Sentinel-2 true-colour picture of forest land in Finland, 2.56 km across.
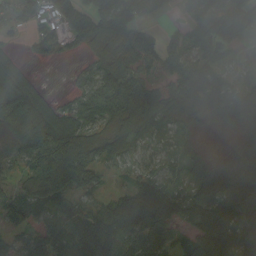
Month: September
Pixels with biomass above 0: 83%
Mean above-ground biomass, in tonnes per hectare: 83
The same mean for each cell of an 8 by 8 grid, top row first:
34 48 116 153 66 13 111 192
15 42 44 91 114 62 133 62
104 10 44 125 91 79 99 36
184 104 92 126 115 62 68 93
72 124 103 74 43 31 12 39
31 104 121 21 60 46 94 75
86 66 60 72 114 69 107 116
56 114 119 145 99 61 133 97
